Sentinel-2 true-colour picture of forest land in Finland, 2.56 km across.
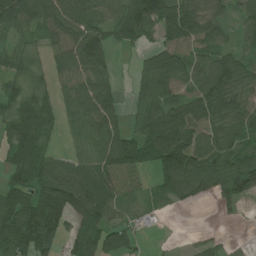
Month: July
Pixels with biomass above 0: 80%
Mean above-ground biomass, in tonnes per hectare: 77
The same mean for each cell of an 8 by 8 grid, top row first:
136 105 102 64 141 144 68 55
42 40 105 58 52 93 64 41
58 38 80 44 62 87 89 84
88 79 74 76 72 100 94 86
98 44 41 105 102 158 95 60
71 94 90 96 34 104 112 119
109 177 114 77 29 21 9 25
107 99 89 87 16 5 26 7
